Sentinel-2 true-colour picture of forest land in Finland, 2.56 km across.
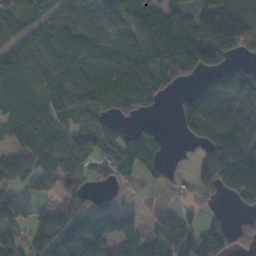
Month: November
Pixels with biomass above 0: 74%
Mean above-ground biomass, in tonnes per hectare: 75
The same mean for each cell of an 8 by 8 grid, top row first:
90 90 121 138 99 80 22 85
90 110 120 100 117 133 106 34
110 119 97 86 93 51 41 97
100 101 100 43 16 27 110 104
73 96 72 57 65 2 50 107
80 72 76 33 25 7 67 140
79 60 57 33 13 29 23 23
74 121 109 60 52 109 78 39
